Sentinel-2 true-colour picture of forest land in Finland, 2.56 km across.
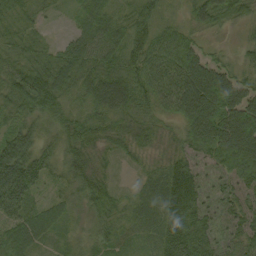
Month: September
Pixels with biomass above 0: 94%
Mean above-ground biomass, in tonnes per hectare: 54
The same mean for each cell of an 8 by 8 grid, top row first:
40 13 28 37 38 12 63 39
32 22 60 54 67 84 23 16
50 62 43 56 68 111 137 53
44 45 26 50 30 74 143 117
78 26 59 41 32 26 108 154
114 35 46 20 20 65 41 85
69 33 22 50 37 77 49 49
54 28 17 32 27 84 59 51
